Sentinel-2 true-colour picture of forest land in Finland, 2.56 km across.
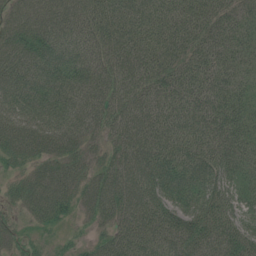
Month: July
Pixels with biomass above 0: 96%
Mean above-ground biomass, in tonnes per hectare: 61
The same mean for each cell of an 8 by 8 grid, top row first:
44 69 83 92 80 78 64 38
61 82 72 85 79 74 58 42
72 77 77 62 65 69 61 40
69 71 66 64 64 66 63 48
54 60 43 40 71 71 66 50
27 55 46 61 87 75 68 40
24 64 36 65 79 70 74 41
23 14 18 57 72 66 63 67
